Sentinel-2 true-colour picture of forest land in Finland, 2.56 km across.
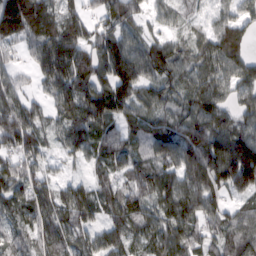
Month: February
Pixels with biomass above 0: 91%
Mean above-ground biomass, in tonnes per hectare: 86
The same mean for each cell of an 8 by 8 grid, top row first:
170 105 78 76 53 38 45 66
46 121 117 104 81 66 72 85
45 81 105 108 99 69 88 90
113 51 110 100 69 59 109 67
92 48 87 84 82 104 105 128
93 57 27 72 97 110 127 160
70 95 113 89 91 125 87 60
58 86 64 86 72 107 71 92
